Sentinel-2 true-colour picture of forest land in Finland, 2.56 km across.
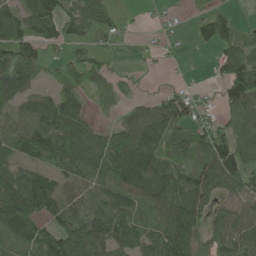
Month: June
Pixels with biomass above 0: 74%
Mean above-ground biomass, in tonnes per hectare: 69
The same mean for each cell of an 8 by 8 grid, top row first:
79 124 74 41 7 7 58 9
93 49 44 20 12 6 37 72
101 23 52 28 3 4 11 121
54 95 83 12 63 94 26 67
79 112 125 118 111 80 100 70
76 57 68 106 124 80 91 92
138 85 61 93 64 92 51 40
71 105 144 79 74 119 52 94
